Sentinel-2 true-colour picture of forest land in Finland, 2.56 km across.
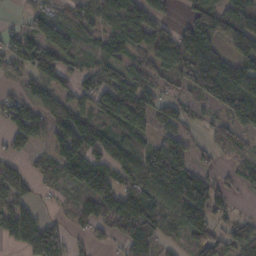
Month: November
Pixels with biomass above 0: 75%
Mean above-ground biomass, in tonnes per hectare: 84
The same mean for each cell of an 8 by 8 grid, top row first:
12 62 67 98 114 22 99 89
76 116 45 55 79 153 165 93
39 78 56 88 62 62 192 148
80 81 100 121 121 66 27 115
51 52 145 108 65 108 32 46
100 70 105 92 120 180 56 44
94 11 68 115 134 111 137 12
83 159 19 30 74 28 96 78
